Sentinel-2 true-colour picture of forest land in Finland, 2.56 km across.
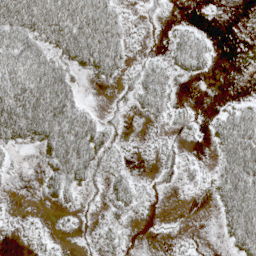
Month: May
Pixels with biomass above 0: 53%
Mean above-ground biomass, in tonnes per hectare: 33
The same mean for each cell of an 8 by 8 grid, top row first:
82 81 79 52 10 3 1 0
64 45 87 67 7 35 25 0
73 81 18 26 45 23 8 0
92 89 50 12 22 20 6 44
29 59 84 33 4 12 13 91
4 32 54 32 8 24 17 94
2 6 14 27 14 1 4 90
2 10 5 23 1 5 0 58
